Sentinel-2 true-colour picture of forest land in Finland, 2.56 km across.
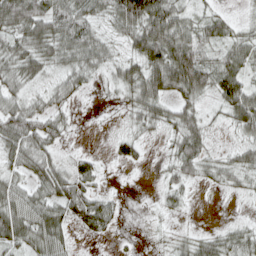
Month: April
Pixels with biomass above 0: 78%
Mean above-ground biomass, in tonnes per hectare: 45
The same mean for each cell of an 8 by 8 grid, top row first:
84 75 62 55 114 74 27 10
52 56 75 30 91 110 44 48
54 33 45 29 85 95 61 64
65 49 5 6 60 49 21 83
72 51 2 22 23 43 32 32
37 65 56 2 1 39 29 42
68 70 67 37 2 19 0 3
64 76 11 8 3 21 33 44
